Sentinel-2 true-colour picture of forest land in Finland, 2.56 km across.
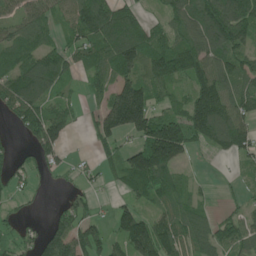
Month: June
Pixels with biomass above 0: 74%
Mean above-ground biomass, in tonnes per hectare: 88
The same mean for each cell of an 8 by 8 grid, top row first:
80 71 105 139 45 94 138 144
101 74 84 149 135 137 133 86
112 144 40 90 100 95 120 88
87 97 27 197 200 68 183 95
15 124 2 69 149 198 69 101
37 29 29 36 152 57 4 22
23 12 65 36 47 77 29 32
51 113 118 67 150 108 75 80
